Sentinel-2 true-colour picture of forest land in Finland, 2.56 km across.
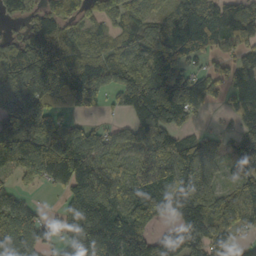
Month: October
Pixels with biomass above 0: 82%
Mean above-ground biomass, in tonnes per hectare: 121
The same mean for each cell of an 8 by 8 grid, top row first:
44 101 77 102 63 90 138 110
111 152 66 77 125 175 95 108
198 166 135 125 167 137 105 135
158 133 31 23 135 141 33 96
148 180 158 97 140 115 94 79
73 102 179 127 116 143 100 79
143 18 208 173 156 124 165 165
186 88 207 174 95 133 145 56
